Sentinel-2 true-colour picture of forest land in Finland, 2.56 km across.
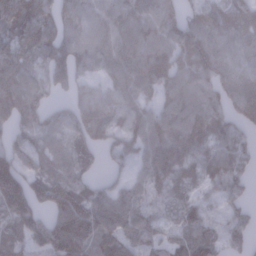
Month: January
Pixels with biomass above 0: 88%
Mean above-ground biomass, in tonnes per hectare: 88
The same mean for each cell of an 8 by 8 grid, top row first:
131 87 90 107 102 84 85 95
86 103 94 110 125 123 117 67
111 79 58 79 121 121 95 105
85 63 91 90 69 114 81 99
64 80 83 54 79 73 56 58
171 122 75 28 61 64 53 59
161 97 150 122 55 68 41 47
66 109 157 85 64 44 72 49
